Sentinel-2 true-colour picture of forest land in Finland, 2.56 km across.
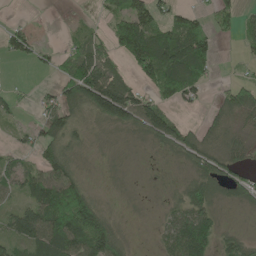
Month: May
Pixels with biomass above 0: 65%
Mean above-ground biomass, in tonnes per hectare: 51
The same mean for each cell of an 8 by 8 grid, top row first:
2 0 4 56 110 49 28 45
62 17 53 59 153 119 66 16
3 7 109 95 50 104 30 25
24 64 48 119 94 28 22 75
19 64 25 9 16 68 45 30
53 83 32 6 3 8 78 52
46 93 89 10 3 40 66 25
64 93 92 100 1 96 85 43
